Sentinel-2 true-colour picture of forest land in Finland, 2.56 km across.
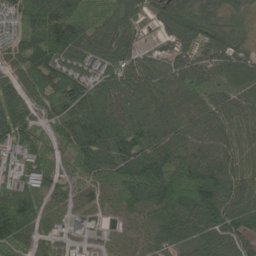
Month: May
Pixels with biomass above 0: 93%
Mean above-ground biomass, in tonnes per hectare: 92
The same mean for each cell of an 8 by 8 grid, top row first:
80 125 125 107 51 104 76 39
62 132 113 110 42 64 79 57
84 128 96 95 86 90 54 67
110 81 120 130 132 113 106 71
91 57 111 115 138 115 110 67
64 81 67 105 161 128 141 100
140 56 58 59 105 136 136 112
98 37 35 42 61 78 86 78
